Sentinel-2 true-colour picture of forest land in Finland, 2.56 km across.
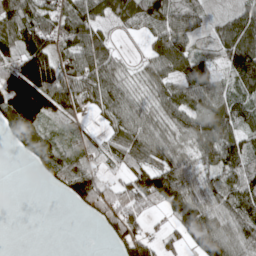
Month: April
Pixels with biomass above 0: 77%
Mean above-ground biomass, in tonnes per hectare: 74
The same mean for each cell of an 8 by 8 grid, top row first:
107 75 115 61 99 96 47 89
98 105 117 56 17 96 58 143
129 130 83 90 58 77 85 102
152 98 46 76 77 78 78 74
36 60 29 51 92 65 99 78
0 32 95 26 99 122 59 88
0 0 40 77 68 95 91 104
0 0 0 38 70 51 143 91
